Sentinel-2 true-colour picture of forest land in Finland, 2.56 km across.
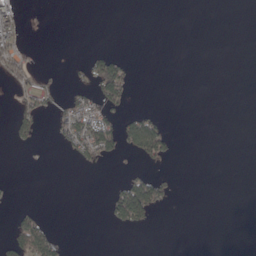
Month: May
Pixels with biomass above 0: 14%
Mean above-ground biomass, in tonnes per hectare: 17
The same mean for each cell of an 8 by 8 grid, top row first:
36 2 0 0 0 0 0 0
34 0 0 4 0 0 0 0
35 12 12 106 0 0 0 0
36 25 62 41 21 0 0 0
20 3 69 69 112 13 0 0
0 0 1 3 41 10 0 0
14 1 0 53 127 4 0 0
54 57 0 0 0 0 0 0
